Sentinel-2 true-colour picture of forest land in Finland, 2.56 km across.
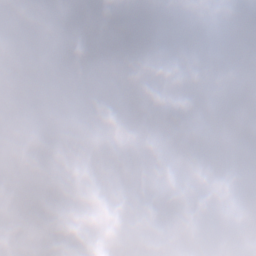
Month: January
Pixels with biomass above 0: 69%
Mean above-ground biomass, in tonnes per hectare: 77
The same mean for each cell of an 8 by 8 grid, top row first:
72 148 275 240 260 138 30 70
0 36 135 158 138 127 73 93
57 50 0 10 43 73 84 154
0 0 0 41 136 63 47 99
8 24 48 101 83 8 8 42
40 90 88 61 90 46 60 33
31 106 81 59 80 73 76 126
95 75 69 48 79 96 72 96
